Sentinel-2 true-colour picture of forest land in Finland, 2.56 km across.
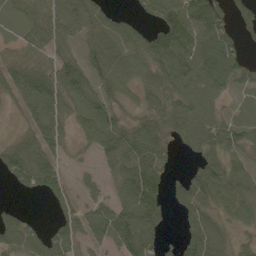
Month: May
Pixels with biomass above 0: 78%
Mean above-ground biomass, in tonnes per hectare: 76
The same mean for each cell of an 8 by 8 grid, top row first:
65 76 84 50 36 115 119 41
47 66 48 110 122 133 115 47
96 97 89 109 93 111 108 55
27 113 68 64 76 96 63 19
70 101 32 112 132 35 68 60
83 100 25 54 167 20 83 62
23 19 65 91 136 36 75 64
101 66 66 100 105 18 108 29
